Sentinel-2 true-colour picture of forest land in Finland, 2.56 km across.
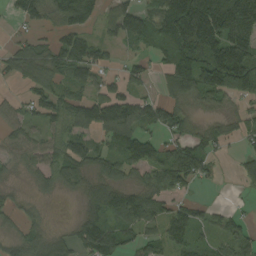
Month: September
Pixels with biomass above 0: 73%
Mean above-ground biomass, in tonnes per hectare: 79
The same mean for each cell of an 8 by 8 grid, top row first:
40 63 132 63 76 202 195 201
48 61 103 39 45 164 190 170
36 84 70 42 43 121 139 136
41 37 121 176 97 68 32 36
58 54 73 78 102 78 65 33
24 55 77 80 63 129 39 36
32 10 36 127 126 49 29 10
47 67 84 99 52 69 34 57
